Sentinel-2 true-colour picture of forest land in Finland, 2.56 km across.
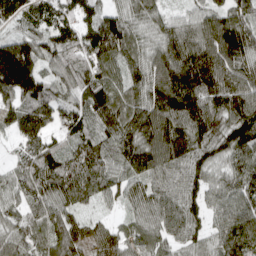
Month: April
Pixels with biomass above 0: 96%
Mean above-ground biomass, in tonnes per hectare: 111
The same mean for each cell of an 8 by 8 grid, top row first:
103 104 109 94 89 57 92 97
145 105 132 153 87 154 157 150
195 82 107 95 122 174 161 122
102 91 91 120 140 162 145 145
49 79 97 98 144 176 129 140
75 126 145 91 107 101 86 101
69 111 65 34 97 112 87 110
100 106 85 87 91 82 82 157
